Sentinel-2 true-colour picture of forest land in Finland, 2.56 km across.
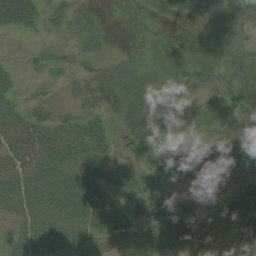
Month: August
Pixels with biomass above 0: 73%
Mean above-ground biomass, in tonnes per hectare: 41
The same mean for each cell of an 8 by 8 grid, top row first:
82 33 25 2 7 41 96 40
1 18 22 11 5 34 82 50
18 13 17 21 33 39 29 45
50 31 29 15 75 63 36 31
80 76 69 28 37 24 18 5
81 80 74 22 21 12 13 18
54 85 85 55 47 40 20 65
33 76 63 59 80 57 2 44
